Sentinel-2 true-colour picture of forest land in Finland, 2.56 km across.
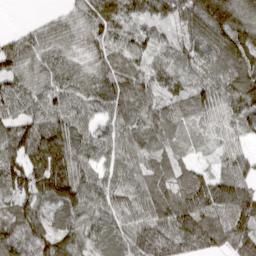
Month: March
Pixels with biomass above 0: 95%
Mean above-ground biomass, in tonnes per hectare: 78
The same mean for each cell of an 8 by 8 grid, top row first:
0 21 51 79 59 68 167 138
66 75 56 60 55 50 93 132
73 74 77 92 78 68 67 118
57 74 57 68 77 70 72 80
102 137 72 64 77 53 29 37
91 136 84 59 72 68 56 80
66 64 89 68 86 116 122 125
81 80 74 64 93 100 93 100
